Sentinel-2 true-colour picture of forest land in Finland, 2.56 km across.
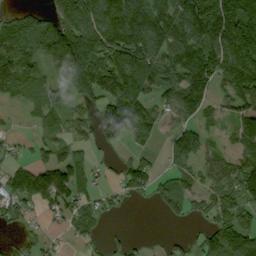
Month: September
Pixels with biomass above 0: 71%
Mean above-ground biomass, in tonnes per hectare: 103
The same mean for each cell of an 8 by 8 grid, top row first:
54 82 190 194 147 143 198 214
97 134 247 201 176 174 165 223
133 53 139 185 157 122 139 171
12 71 80 146 109 90 65 93
34 62 61 50 39 106 48 89
95 168 119 23 120 75 70 154
80 71 81 34 8 69 83 104
28 33 39 16 11 18 81 126
